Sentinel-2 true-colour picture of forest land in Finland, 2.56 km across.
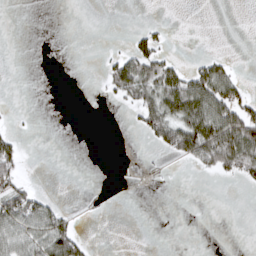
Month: March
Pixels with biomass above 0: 23%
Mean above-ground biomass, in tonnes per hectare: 21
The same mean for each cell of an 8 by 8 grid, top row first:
0 0 0 0 0 0 0 0
0 0 0 3 47 1 0 0
0 0 0 57 81 70 89 22
1 0 0 1 54 82 88 66
30 0 0 0 8 75 110 99
35 0 0 0 1 1 12 41
72 40 2 0 0 0 0 0
57 75 32 0 0 0 0 0
